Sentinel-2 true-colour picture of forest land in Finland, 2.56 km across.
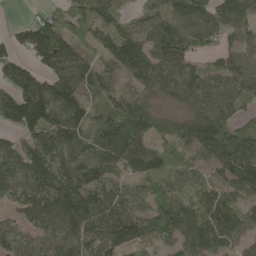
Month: May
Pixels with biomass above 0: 87%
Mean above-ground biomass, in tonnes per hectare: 94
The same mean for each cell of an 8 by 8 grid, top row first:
2 51 75 77 49 79 90 96
61 140 53 106 114 112 38 80
108 107 118 60 92 97 70 101
129 145 121 116 110 39 103 50
64 124 100 171 75 54 107 95
115 119 116 75 85 71 53 138
67 150 182 119 70 116 116 93
71 77 115 120 77 79 138 70
